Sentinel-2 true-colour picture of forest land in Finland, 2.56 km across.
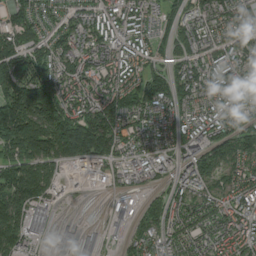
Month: August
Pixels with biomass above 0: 88%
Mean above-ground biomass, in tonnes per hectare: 114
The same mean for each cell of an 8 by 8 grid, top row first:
106 65 80 97 102 77 126 125
158 102 108 107 79 97 109 123
196 153 134 111 116 126 137 114
252 235 140 203 126 85 89 86
232 220 266 174 65 84 126 131
195 127 17 59 66 88 90 104
154 78 9 21 100 87 94 108
146 41 66 17 93 94 84 118
